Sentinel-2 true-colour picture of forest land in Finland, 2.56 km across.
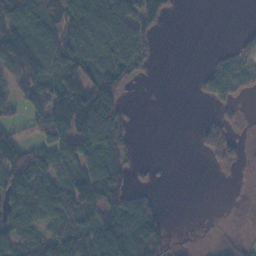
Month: November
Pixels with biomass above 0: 60%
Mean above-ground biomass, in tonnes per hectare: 62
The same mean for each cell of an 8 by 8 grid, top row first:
114 128 120 135 86 7 0 0
130 136 89 121 77 0 2 40
57 91 119 105 17 0 60 70
23 106 171 80 0 0 10 15
83 86 110 97 0 0 62 22
106 81 95 113 8 0 0 4
105 93 76 97 66 0 0 1
83 93 71 135 147 11 6 19
